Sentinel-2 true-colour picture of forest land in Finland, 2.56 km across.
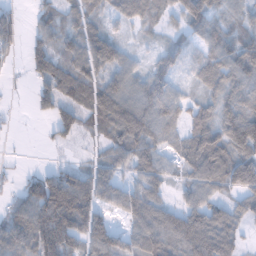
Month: January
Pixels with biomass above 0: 81%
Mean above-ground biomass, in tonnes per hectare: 70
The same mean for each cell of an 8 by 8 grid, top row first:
35 44 54 35 62 47 76 37
33 71 90 83 14 46 56 91
5 68 80 68 67 38 69 83
6 51 81 99 101 62 68 89
2 15 20 69 72 42 127 131
20 66 78 69 73 30 114 125
72 154 134 59 108 62 82 51
84 117 94 92 96 111 129 44
